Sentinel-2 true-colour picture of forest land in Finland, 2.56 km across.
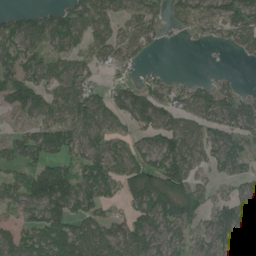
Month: June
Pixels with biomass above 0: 74%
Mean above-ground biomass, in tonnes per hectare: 75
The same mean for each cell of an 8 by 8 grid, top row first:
39 56 97 64 81 51 85 123
79 71 59 80 57 2 9 46
102 72 85 27 32 22 25 15
73 89 93 77 105 72 82 90
90 109 87 76 59 103 66 57
52 163 92 88 148 135 37 48
69 143 96 41 106 124 49 69
79 100 125 103 83 53 48 55
